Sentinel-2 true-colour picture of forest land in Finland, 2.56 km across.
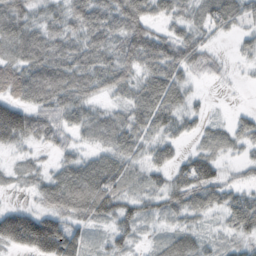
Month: October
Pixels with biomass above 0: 83%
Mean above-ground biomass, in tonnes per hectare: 58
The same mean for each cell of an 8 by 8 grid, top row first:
75 43 72 77 78 53 64 52
61 75 67 51 68 36 22 24
85 103 78 67 44 57 18 5
123 81 66 32 67 71 19 20
60 42 29 52 48 47 42 47
20 36 80 81 36 55 79 21
54 54 85 81 50 53 52 87
135 169 64 44 13 46 27 40
